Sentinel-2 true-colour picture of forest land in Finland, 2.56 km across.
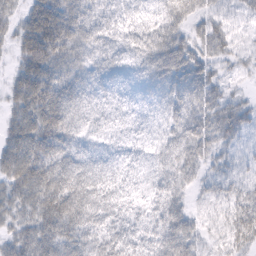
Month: February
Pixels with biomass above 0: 92%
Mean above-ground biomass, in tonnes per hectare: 50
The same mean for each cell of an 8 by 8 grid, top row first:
32 106 70 47 40 59 34 25
37 90 67 42 57 64 43 24
46 81 48 27 32 67 52 13
51 103 44 24 17 50 54 42
67 80 35 20 19 53 43 25
74 86 74 36 27 51 24 31
47 77 85 51 34 51 18 56
48 66 65 58 49 73 17 42
